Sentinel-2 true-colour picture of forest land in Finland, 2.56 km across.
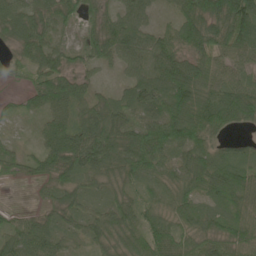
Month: June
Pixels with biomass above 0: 93%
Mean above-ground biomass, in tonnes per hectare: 71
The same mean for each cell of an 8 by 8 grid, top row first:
79 71 54 41 52 54 118 139
45 65 50 70 72 82 98 81
15 84 50 13 75 120 81 60
21 71 64 77 80 111 127 126
18 66 91 84 113 95 68 34
28 64 76 69 89 60 94 95
14 37 62 74 59 65 66 78
69 66 37 76 94 93 80 89
